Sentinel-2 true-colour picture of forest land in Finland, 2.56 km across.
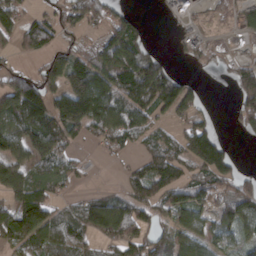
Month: March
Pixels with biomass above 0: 69%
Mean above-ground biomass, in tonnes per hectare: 80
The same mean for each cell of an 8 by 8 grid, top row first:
93 45 84 64 9 24 15 32
50 66 53 124 74 14 41 4
83 86 155 116 160 85 5 73
180 155 196 131 100 103 27 82
100 154 32 62 54 60 165 6
143 77 42 9 89 81 98 57
127 88 60 105 76 100 76 134
89 87 64 75 91 72 70 48
